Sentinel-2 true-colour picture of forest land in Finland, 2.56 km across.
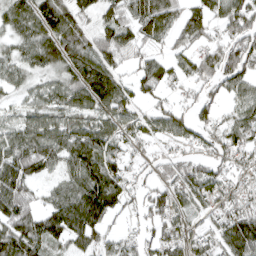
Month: April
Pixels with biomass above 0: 80%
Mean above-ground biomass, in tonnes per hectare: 79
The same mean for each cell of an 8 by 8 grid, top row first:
89 115 78 73 99 68 74 106
59 108 100 95 47 44 54 97
53 50 94 102 75 52 70 91
40 83 94 81 44 64 55 58
91 106 111 82 47 51 70 76
126 40 95 110 35 78 88 50
106 69 127 79 61 88 59 71
122 97 84 47 52 87 70 138
